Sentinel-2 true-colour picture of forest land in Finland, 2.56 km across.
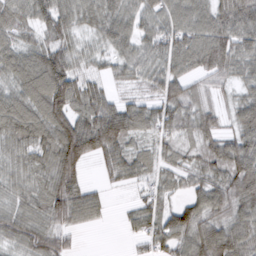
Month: March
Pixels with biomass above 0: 89%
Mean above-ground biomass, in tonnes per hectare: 61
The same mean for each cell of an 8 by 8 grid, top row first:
60 71 58 59 52 62 70 80
54 75 37 46 51 71 89 65
64 128 62 31 43 63 35 43
98 118 71 87 60 60 42 55
62 78 135 95 30 44 52 78
46 64 63 33 42 37 55 91
50 68 81 11 49 55 69 68
54 67 8 0 37 66 83 73
